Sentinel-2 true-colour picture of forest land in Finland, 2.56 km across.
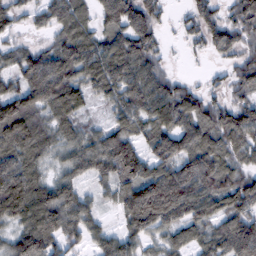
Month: February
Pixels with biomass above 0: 89%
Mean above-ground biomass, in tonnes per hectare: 102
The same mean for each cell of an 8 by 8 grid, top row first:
54 78 95 115 136 20 85 97
57 72 152 123 122 7 61 80
70 187 105 128 128 52 21 82
139 89 67 61 117 153 96 107
110 76 84 128 69 132 119 97
143 63 72 119 127 149 152 92
130 162 110 35 223 173 117 134
94 124 54 77 77 75 87 198
